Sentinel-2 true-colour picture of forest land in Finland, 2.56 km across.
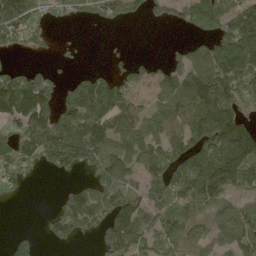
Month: May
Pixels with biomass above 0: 67%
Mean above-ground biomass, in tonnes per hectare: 107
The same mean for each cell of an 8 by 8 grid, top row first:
180 57 49 76 42 48 141 165
51 26 11 6 0 19 105 301
137 71 62 93 55 106 185 186
159 127 154 177 72 114 218 106
124 184 204 137 124 106 156 213
87 18 34 135 89 123 203 198
3 13 177 147 102 108 95 88
49 30 39 132 100 113 81 122
